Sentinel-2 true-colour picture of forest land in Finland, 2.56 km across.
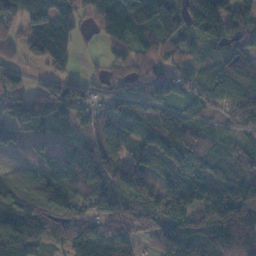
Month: November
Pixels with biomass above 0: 87%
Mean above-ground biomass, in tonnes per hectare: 93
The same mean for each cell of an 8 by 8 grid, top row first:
89 129 51 130 142 168 189 119
49 135 20 50 66 54 44 84
18 75 50 54 105 92 48 95
91 141 81 63 71 105 48 95
41 30 39 97 62 135 92 59
60 104 82 96 86 102 112 146
168 121 93 88 121 111 144 137
179 85 110 108 48 131 80 120
